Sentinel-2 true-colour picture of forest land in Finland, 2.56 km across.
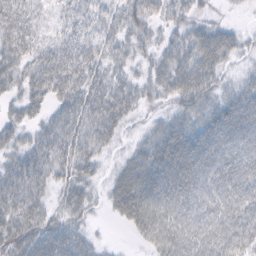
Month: February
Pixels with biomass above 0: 87%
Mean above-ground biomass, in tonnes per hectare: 47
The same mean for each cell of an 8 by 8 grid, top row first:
64 22 40 40 49 35 23 3
53 33 49 38 26 41 68 29
42 61 57 42 29 61 56 24
23 31 58 61 24 36 49 68
33 55 55 28 33 75 75 61
59 47 44 27 77 85 65 65
52 32 46 29 74 63 55 56
67 56 39 3 26 60 59 57
